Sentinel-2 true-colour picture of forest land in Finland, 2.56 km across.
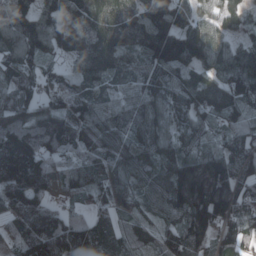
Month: March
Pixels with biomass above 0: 93%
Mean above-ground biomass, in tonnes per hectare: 114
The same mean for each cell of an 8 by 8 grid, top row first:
154 104 148 145 148 132 68 70
117 101 109 160 124 181 136 76
118 63 91 86 102 98 97 130
137 106 111 102 123 95 108 79
197 139 112 114 115 96 55 99
193 135 90 105 104 149 211 131
131 97 34 81 60 118 213 115
70 136 137 66 56 118 130 99
